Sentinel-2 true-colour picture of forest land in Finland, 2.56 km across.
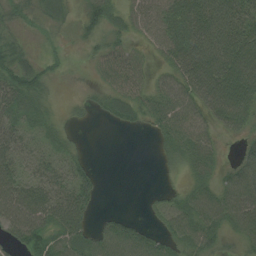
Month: August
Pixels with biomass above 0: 78%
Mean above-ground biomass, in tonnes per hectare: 41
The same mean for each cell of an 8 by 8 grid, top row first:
32 34 28 38 38 57 86 63
40 13 12 35 17 58 84 79
64 33 7 40 29 46 86 87
49 27 12 32 40 52 46 71
40 28 11 0 0 46 30 19
42 36 51 0 0 12 34 70
64 61 61 2 6 36 57 71
33 71 71 66 47 43 48 36
